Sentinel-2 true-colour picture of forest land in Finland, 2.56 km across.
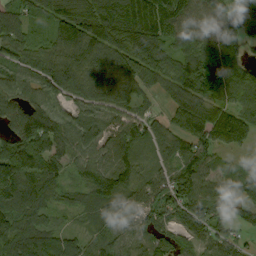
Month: September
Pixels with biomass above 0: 92%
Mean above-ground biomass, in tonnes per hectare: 106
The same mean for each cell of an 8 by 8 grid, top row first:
98 94 146 152 150 139 115 116
100 78 133 151 166 86 114 89
76 98 119 123 107 114 157 131
116 115 65 90 60 118 145 110
146 162 101 102 101 92 115 63
137 122 60 123 84 118 95 82
114 77 61 77 80 112 133 107
129 94 71 75 64 59 77 54
